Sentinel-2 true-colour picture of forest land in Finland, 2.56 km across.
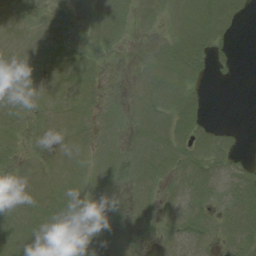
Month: August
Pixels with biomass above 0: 60%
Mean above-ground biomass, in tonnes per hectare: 6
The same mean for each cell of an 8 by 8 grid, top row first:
2 1 3 10 6 5 10 5
3 3 4 4 2 12 9 1
3 4 7 2 5 11 3 1
6 4 6 3 7 11 3 0
5 3 5 5 10 11 8 2
4 3 7 9 10 9 9 7
7 6 3 2 4 9 6 11
8 2 3 6 4 8 6 10
